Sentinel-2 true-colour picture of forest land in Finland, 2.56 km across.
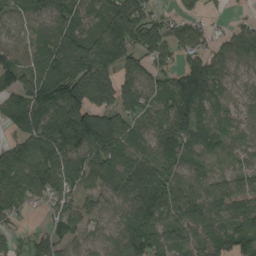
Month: August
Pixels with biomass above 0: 88%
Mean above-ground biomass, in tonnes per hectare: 102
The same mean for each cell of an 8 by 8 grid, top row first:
50 88 65 133 119 46 29 19
74 116 136 212 149 103 75 99
121 209 227 152 111 86 104 43
98 196 222 121 88 117 62 58
90 142 188 138 67 105 59 48
123 107 116 73 108 107 68 76
68 33 69 65 131 119 112 108
38 87 62 81 127 82 93 89
